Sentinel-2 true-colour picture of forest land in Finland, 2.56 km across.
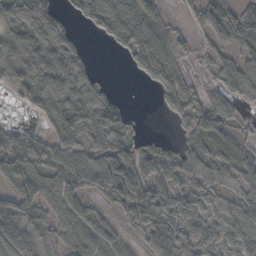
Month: October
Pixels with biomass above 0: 80%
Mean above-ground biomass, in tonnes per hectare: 54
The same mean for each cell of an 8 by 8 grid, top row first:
77 95 53 103 71 13 47 52
76 94 38 22 68 42 31 32
86 90 84 11 18 54 30 76
9 64 101 97 3 39 74 28
41 38 53 67 35 23 49 22
71 43 55 81 66 50 44 48
84 54 41 33 75 78 39 43
80 58 43 28 43 75 60 52
